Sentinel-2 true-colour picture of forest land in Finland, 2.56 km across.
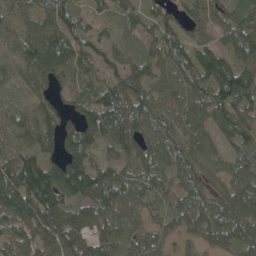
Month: May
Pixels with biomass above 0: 91%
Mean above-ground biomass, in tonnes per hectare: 78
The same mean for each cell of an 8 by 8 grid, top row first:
41 77 50 41 59 46 77 99
50 140 76 41 41 90 84 105
32 84 63 60 72 77 115 134
43 75 70 117 85 68 73 77
71 70 117 70 66 71 51 65
143 147 163 80 72 68 42 71
139 134 73 92 51 57 69 82
70 91 84 75 52 29 45 92
